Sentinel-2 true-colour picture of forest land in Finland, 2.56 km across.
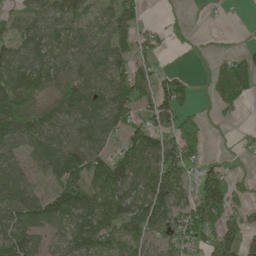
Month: May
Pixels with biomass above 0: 73%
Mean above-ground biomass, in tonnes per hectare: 68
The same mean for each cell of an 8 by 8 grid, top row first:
48 76 65 72 31 6 5 0
71 81 78 76 39 9 8 15
84 75 88 79 71 55 19 68
130 71 83 89 46 86 10 14
75 97 93 42 118 84 24 13
53 53 89 147 90 86 80 27
107 97 117 102 107 96 126 48
100 39 93 72 73 72 68 86
